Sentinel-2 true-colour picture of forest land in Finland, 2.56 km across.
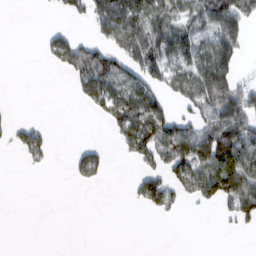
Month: February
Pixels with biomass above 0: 41%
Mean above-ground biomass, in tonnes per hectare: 49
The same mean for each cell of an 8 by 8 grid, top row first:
0 2 28 143 115 66 80 84
0 45 73 69 129 98 81 49
0 0 68 110 86 72 123 46
3 0 3 86 131 36 84 77
47 33 19 15 107 117 118 113
1 4 43 6 54 69 117 132
0 0 0 0 29 31 12 86
0 0 0 0 0 0 0 0
